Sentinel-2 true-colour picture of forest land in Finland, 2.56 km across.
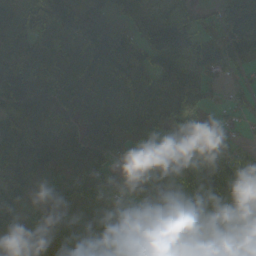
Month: October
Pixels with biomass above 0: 84%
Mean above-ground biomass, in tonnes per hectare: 94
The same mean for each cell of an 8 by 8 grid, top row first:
130 137 108 77 68 106 32 144
130 118 151 137 103 170 102 113
153 143 122 129 124 102 53 25
108 81 127 139 121 119 41 36
135 104 120 97 39 41 113 53
83 51 78 70 29 34 128 108
41 46 115 98 45 47 120 129
96 63 102 91 66 45 38 169
